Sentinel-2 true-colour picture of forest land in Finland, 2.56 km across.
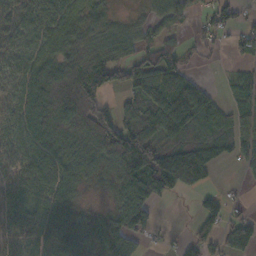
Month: October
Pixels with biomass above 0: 76%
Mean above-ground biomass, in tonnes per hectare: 79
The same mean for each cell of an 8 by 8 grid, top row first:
57 81 76 41 31 63 47 47
59 84 108 105 68 56 30 54
72 118 177 105 89 104 12 39
76 119 178 82 100 135 90 47
66 102 97 184 168 95 98 64
52 90 73 63 180 166 65 16
74 92 41 48 110 1 45 12
44 86 119 116 44 14 54 0
